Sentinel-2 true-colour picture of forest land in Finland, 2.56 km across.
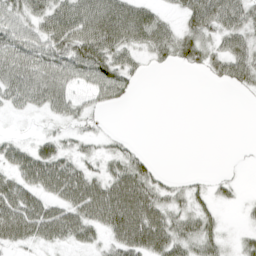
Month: April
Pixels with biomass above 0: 68%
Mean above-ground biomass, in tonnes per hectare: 39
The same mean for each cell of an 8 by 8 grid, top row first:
47 60 78 84 54 23 73 58
58 56 77 71 43 61 41 49
68 67 40 62 10 0 14 44
20 31 27 9 0 0 0 0
27 31 19 14 4 0 0 1
47 72 57 48 52 7 8 3
69 48 67 83 78 32 24 10
48 41 37 38 81 58 43 17
